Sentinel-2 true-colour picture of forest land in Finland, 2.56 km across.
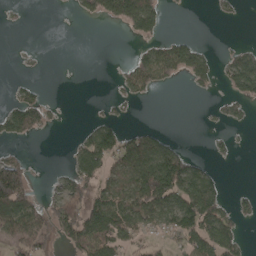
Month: April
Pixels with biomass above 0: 40%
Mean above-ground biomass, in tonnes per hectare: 52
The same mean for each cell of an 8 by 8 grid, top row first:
5 0 25 77 145 1 2 7
3 1 0 0 31 82 14 26
9 2 0 6 77 29 40 100
104 39 0 15 0 0 4 23
22 0 48 114 113 31 9 3
149 6 81 72 139 173 61 0
138 55 96 120 123 121 127 26
90 55 113 112 48 49 114 49
